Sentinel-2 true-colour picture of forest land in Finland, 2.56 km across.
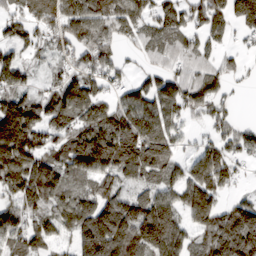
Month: March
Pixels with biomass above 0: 82%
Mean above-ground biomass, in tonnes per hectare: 130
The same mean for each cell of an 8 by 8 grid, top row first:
86 140 160 134 98 135 166 176
87 79 140 97 64 92 79 36
107 50 83 74 57 106 127 33
201 130 124 131 165 110 107 16
263 113 189 230 222 87 93 103
190 183 126 134 135 103 251 52
114 111 149 168 192 157 216 126
103 96 141 205 209 170 102 208
